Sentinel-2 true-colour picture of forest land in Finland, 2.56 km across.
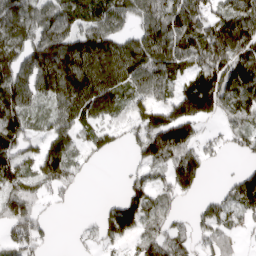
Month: April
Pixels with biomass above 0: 75%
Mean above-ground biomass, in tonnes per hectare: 99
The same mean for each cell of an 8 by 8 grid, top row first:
131 113 96 103 84 134 102 123
144 161 154 126 130 118 131 119
171 167 169 128 102 71 150 146
151 65 116 57 109 146 123 110
111 97 61 48 128 192 50 53
121 128 49 0 59 149 34 93
126 28 2 79 121 39 57 98
99 33 15 73 77 87 75 32
